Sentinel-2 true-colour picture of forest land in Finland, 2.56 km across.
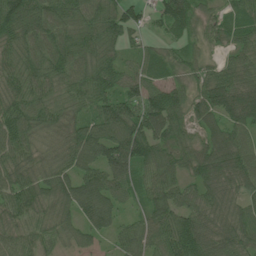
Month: June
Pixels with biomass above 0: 96%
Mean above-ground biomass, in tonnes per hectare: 89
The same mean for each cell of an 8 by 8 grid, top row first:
133 97 83 94 43 108 43 83
86 101 95 70 45 51 36 68
87 81 84 89 85 58 87 90
91 79 58 137 115 95 97 135
91 43 136 151 148 91 91 94
99 84 105 107 79 79 129 115
99 74 122 95 63 95 94 70
75 55 48 49 88 126 100 97
